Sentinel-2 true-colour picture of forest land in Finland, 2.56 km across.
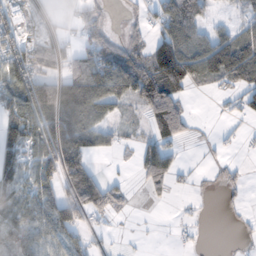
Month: November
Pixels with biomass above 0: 58%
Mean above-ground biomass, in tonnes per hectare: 63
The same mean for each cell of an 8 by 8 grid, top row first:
88 15 25 10 29 129 38 29
93 45 39 66 55 147 108 117
110 82 109 117 132 127 60 79
94 121 119 45 53 106 1 40
103 109 106 29 41 53 8 12
91 78 162 17 51 35 6 14
93 104 124 59 3 6 2 11
101 102 65 14 4 9 2 6
